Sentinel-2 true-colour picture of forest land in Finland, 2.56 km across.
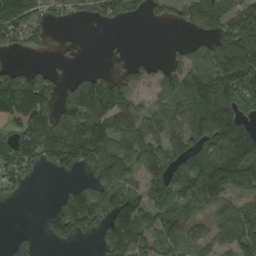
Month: August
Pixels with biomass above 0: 67%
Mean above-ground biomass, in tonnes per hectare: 107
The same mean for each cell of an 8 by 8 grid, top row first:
180 57 49 76 42 48 141 165
51 26 11 6 0 19 105 301
137 71 62 93 55 106 185 186
159 127 154 177 72 114 218 106
124 184 204 137 124 106 156 213
87 18 34 135 89 123 203 198
3 13 177 147 102 108 95 88
49 30 39 132 100 113 81 122
